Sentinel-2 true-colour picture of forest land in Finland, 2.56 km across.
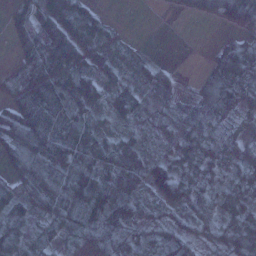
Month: January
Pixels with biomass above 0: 83%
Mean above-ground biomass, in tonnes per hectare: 59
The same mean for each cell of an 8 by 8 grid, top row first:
44 93 87 7 0 6 32 101
25 144 116 27 9 0 10 70
54 77 87 53 46 18 48 75
71 93 67 61 55 37 80 57
95 99 78 62 40 41 72 67
58 70 101 74 76 62 35 48
57 52 112 92 39 44 49 74
48 35 42 71 27 49 35 86
